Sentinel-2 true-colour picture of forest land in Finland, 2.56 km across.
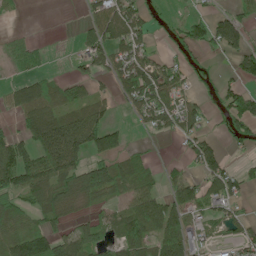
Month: June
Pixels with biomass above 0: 59%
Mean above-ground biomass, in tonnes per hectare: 58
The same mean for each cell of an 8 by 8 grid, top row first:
4 0 9 81 51 16 50 57
30 9 30 67 53 40 55 88
32 42 42 34 90 47 17 50
58 91 75 23 55 58 32 92
75 149 139 83 7 9 53 26
115 116 110 106 52 23 76 46
52 84 35 31 96 85 44 22
93 96 79 47 111 120 16 36
